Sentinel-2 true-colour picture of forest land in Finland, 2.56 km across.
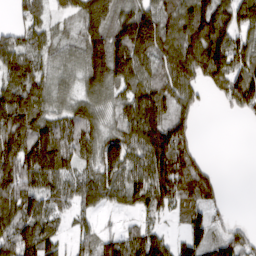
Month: March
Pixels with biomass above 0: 82%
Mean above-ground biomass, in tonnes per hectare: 97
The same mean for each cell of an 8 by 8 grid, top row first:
36 56 116 134 145 117 163 120
98 67 95 195 182 136 189 129
101 70 70 130 106 121 91 128
166 85 92 65 161 93 8 55
137 139 97 104 140 132 1 0
128 111 75 102 116 186 75 0
121 78 61 47 76 82 64 0
113 95 41 69 99 36 75 62
